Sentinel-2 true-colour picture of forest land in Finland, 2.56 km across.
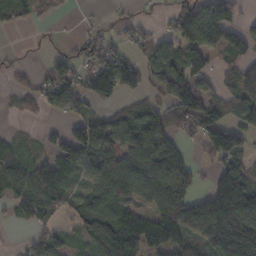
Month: November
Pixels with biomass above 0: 67%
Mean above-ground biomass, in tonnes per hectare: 79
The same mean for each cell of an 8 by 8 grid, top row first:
75 13 5 13 18 92 171 51
4 4 43 65 41 110 122 92
13 72 86 154 67 110 62 96
13 33 52 46 80 76 104 90
38 33 137 108 153 61 81 83
83 114 67 112 119 117 27 97
45 57 60 92 67 148 124 177
6 73 40 150 146 112 90 169
